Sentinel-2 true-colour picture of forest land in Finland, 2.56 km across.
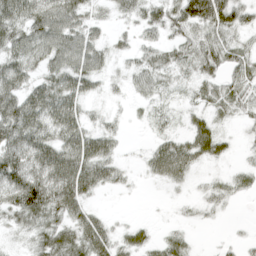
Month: April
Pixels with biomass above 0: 79%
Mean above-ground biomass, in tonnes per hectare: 36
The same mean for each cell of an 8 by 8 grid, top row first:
58 69 42 18 35 55 106 48
51 59 60 22 28 35 54 33
42 33 40 16 30 21 33 41
59 48 28 10 10 15 27 28
62 42 43 21 8 39 50 10
79 67 49 27 13 38 12 25
57 71 32 2 0 6 22 27
10 44 47 34 24 26 4 29
